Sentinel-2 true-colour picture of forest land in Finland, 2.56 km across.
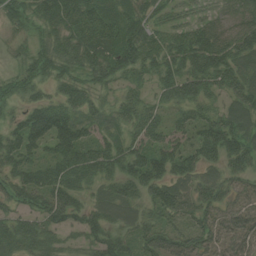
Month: August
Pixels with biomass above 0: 89%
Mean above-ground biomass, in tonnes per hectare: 76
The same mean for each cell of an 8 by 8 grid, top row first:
52 78 97 81 60 34 33 61
17 58 91 97 104 89 123 106
52 54 55 54 48 100 96 89
36 117 61 43 70 47 63 89
92 102 131 62 76 83 122 101
79 79 93 78 117 77 43 58
54 102 80 70 55 95 77 65
80 60 42 73 77 86 79 100
